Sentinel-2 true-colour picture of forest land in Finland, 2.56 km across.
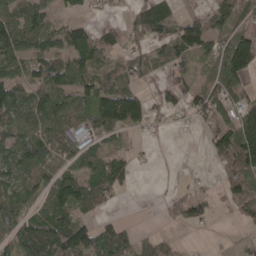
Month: April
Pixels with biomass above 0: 63%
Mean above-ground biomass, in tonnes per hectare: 55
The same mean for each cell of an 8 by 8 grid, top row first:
73 48 15 8 77 39 69 50
86 73 111 51 43 77 52 127
67 71 73 64 31 45 25 75
85 90 56 130 83 24 63 84
77 74 61 23 4 0 30 139
64 52 63 66 1 3 5 89
54 63 61 14 0 35 35 52
63 95 86 74 22 17 5 11
